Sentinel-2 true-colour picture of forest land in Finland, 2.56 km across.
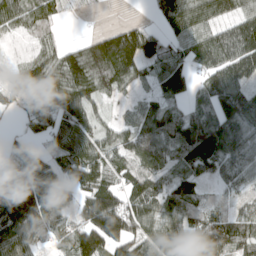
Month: April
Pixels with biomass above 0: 81%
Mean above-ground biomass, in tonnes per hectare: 84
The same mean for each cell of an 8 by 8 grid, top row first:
90 59 3 0 6 88 83 84
10 50 65 142 117 49 97 120
77 111 138 124 53 125 69 89
39 81 98 21 53 52 68 143
47 54 125 71 113 132 134 117
80 86 91 77 82 63 68 89
127 102 63 143 99 75 58 39
141 50 102 142 75 99 132 80
